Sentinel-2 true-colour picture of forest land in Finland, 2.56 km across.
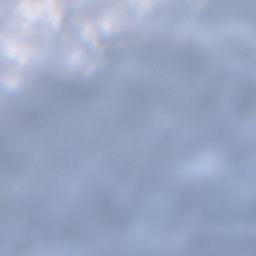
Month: December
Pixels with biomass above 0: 55%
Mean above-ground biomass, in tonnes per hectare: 56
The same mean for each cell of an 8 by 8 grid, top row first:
0 3 0 19 23 13 31 11
37 15 5 11 40 64 88 56
54 90 47 32 88 10 84 80
77 31 35 69 13 24 40 50
95 5 20 62 67 67 27 107
55 35 23 94 106 114 65 123
124 73 69 94 95 81 67 82
79 13 50 56 79 99 112 121
